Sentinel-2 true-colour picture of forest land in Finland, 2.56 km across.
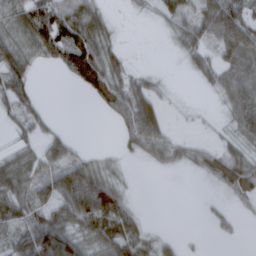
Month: March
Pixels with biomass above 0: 62%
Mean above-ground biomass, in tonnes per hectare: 37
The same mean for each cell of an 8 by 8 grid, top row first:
39 92 70 11 6 38 56 98
36 59 90 26 0 12 34 82
46 0 61 68 23 1 20 81
27 8 0 43 84 4 3 89
15 37 11 1 65 33 19 34
44 44 65 27 0 3 29 83
46 47 85 86 4 0 8 10
40 78 39 60 33 13 3 5
